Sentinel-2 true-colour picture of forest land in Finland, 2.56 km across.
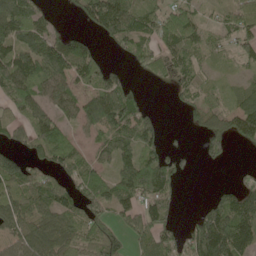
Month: May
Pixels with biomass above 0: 70%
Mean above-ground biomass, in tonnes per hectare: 68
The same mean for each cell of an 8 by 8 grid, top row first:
119 37 45 161 77 76 22 71
91 103 98 21 53 81 53 55
104 82 65 55 18 55 26 25
58 72 80 129 48 8 80 78
42 101 36 77 86 9 53 24
111 66 86 66 106 54 0 15
92 83 69 64 78 26 48 119
65 112 75 67 67 55 152 126
